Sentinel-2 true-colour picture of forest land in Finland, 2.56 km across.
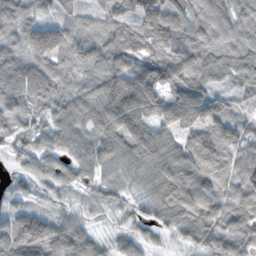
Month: November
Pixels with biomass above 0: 95%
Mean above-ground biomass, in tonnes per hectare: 78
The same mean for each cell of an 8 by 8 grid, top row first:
68 49 54 79 124 72 85 69
56 147 90 76 103 113 80 60
86 80 52 110 160 120 73 60
91 54 76 122 144 138 117 40
58 56 63 83 102 72 106 96
37 62 63 47 60 88 78 78
54 36 36 35 34 76 80 75
129 103 65 29 42 24 75 79
